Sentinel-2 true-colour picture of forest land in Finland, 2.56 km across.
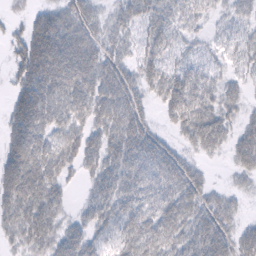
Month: February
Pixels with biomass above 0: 83%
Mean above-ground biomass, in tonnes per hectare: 50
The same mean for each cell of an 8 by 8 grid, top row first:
10 53 55 30 51 49 27 34
28 107 72 40 41 31 20 34
41 98 75 63 45 59 44 25
68 80 58 65 34 57 60 29
76 59 53 56 64 25 50 45
88 69 21 56 61 63 16 23
55 65 19 57 59 62 45 16
31 54 53 42 73 55 71 44
